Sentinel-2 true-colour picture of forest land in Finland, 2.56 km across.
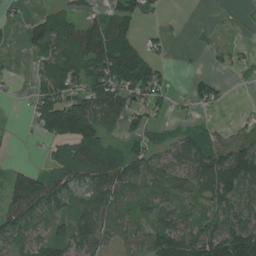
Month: July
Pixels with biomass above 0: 65%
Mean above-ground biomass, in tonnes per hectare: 65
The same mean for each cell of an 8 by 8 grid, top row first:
11 57 36 76 51 3 1 7
3 61 88 146 57 5 16 10
6 70 87 129 109 9 34 12
1 141 138 105 55 23 14 3
2 40 124 47 61 58 63 78
73 102 109 143 79 74 122 113
113 96 56 93 36 67 38 76
71 77 85 56 78 113 109 156
